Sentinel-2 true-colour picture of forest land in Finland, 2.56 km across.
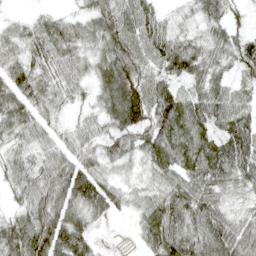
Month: April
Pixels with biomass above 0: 91%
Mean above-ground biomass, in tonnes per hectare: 56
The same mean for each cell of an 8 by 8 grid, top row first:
12 28 32 73 67 18 47 24
36 69 45 70 65 67 48 55
80 44 41 80 74 53 55 28
70 48 24 64 80 84 66 49
34 45 57 68 66 68 61 76
42 67 104 44 33 52 60 57
28 80 61 48 45 67 60 27
70 109 69 1 55 82 79 64
